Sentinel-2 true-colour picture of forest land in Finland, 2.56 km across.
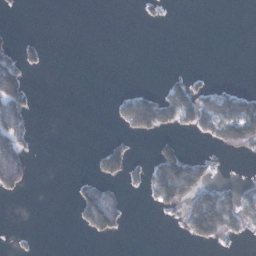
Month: January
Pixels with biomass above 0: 21%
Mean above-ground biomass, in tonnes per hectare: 26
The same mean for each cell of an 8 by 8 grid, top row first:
1 0 0 0 8 0 0 0
29 8 0 0 0 0 0 0
74 0 0 0 0 17 8 1
82 0 0 13 114 83 85 99
69 0 0 28 0 32 17 70
72 0 9 38 33 132 32 5
0 0 54 78 4 32 161 83
3 0 2 13 0 1 51 12
